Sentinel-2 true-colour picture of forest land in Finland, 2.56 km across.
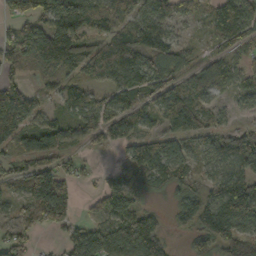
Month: October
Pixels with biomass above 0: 77%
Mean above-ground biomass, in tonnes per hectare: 80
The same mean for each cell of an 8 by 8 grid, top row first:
53 100 123 91 81 60 74 132
97 137 98 92 137 79 31 75
58 61 72 78 101 71 99 61
138 39 69 83 58 98 71 31
62 93 47 65 93 66 63 132
54 146 27 42 74 86 67 105
41 136 22 87 49 53 117 97
47 4 75 107 150 12 123 116
